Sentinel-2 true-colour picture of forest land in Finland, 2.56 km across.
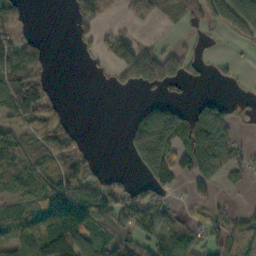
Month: October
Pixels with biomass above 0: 54%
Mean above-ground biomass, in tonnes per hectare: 73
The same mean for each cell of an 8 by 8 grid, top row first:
54 0 64 16 52 33 89 181
113 20 18 54 64 33 14 18
153 39 0 29 155 83 15 12
109 74 0 0 103 109 143 10
70 85 28 0 198 108 260 55
88 69 108 25 68 69 140 31
54 103 157 95 145 36 35 21
85 85 119 68 125 124 60 76
